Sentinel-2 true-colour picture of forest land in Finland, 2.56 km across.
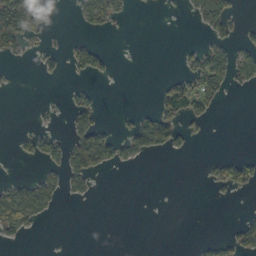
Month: October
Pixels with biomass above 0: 22%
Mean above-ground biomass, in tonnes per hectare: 21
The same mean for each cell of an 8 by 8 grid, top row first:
154 43 21 41 0 1 55 11
35 11 27 5 0 4 31 28
1 8 8 5 0 29 59 29
0 5 40 2 24 47 29 0
13 49 71 49 57 34 3 0
7 26 43 2 0 0 13 43
83 30 0 0 0 0 0 1
11 0 0 0 0 0 10 39
